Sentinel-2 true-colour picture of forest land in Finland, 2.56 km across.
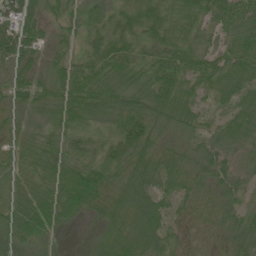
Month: June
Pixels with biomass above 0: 95%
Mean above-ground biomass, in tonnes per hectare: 45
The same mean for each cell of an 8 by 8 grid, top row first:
73 31 33 33 48 30 47 71
76 32 27 65 41 48 34 53
47 47 67 58 48 60 52 50
24 49 62 55 65 57 32 45
29 42 35 46 70 22 35 37
29 61 70 43 62 50 37 26
51 68 51 46 63 30 26 35
48 32 8 46 63 27 8 46
